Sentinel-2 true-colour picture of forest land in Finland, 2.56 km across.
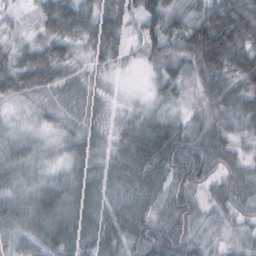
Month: October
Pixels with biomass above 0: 96%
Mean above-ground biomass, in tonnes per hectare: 47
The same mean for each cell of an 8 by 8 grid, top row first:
13 55 70 57 59 50 67 86
29 49 26 51 43 40 112 74
52 39 22 12 7 39 43 54
12 17 24 15 27 25 33 55
32 21 36 28 73 84 68 32
35 25 41 45 69 75 65 60
51 62 56 53 51 61 26 55
46 67 63 65 60 71 19 25
